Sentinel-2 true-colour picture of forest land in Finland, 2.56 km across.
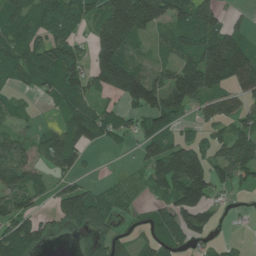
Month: June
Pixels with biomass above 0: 71%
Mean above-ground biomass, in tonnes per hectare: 82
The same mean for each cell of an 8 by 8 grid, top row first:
82 88 76 138 140 89 117 16
103 107 55 142 37 69 156 121
59 116 99 146 115 116 181 122
43 17 88 50 92 82 61 87
66 93 86 33 63 81 63 117
78 40 43 12 61 157 116 86
71 33 206 77 35 112 82 8
140 33 10 82 46 83 36 11
